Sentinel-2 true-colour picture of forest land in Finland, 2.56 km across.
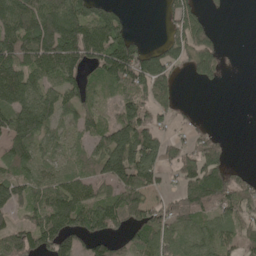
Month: May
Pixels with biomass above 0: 70%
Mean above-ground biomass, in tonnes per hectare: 99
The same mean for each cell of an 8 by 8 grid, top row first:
179 181 151 83 0 97 41 0
156 167 185 172 52 98 116 1
184 97 96 125 147 65 56 0
158 126 80 49 101 52 2 0
120 81 56 179 193 59 92 0
92 80 82 147 142 68 156 36
82 143 165 141 119 77 106 93
107 145 114 87 110 83 78 82
